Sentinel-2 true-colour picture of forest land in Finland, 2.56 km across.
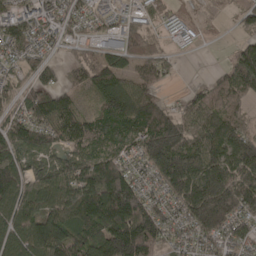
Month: April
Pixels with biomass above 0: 87%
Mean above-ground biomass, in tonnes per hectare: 123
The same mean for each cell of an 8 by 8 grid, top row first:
100 74 68 42 47 31 9 47
85 41 40 84 99 13 3 77
50 76 78 132 95 12 33 152
74 142 86 154 193 79 115 78
141 109 108 102 169 209 165 185
187 113 156 220 66 246 257 243
160 128 193 260 177 103 325 195
132 216 145 248 226 61 97 104
